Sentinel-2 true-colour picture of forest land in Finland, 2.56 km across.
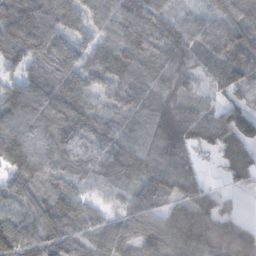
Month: November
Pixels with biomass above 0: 91%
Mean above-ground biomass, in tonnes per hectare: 85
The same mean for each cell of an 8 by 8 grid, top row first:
140 112 75 80 115 43 57 86
126 109 70 108 95 82 85 120
69 118 88 84 77 80 40 80
109 136 99 53 72 107 44 80
102 98 90 73 70 100 55 112
73 72 65 72 94 99 19 75
36 102 83 40 103 68 84 21
107 82 54 99 105 102 113 131
